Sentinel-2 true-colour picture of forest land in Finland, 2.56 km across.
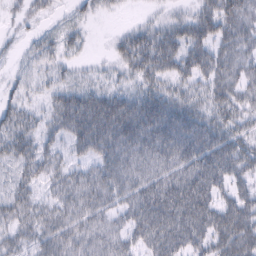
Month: February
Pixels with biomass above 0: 86%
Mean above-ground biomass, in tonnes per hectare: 48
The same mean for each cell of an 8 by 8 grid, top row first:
19 20 19 7 9 24 58 59
11 25 19 17 62 64 62 47
18 20 16 18 41 48 48 41
40 31 83 83 84 73 48 48
48 27 44 69 73 88 78 50
31 34 35 53 52 67 87 49
44 31 48 41 82 104 74 62
35 44 45 45 55 81 62 71
